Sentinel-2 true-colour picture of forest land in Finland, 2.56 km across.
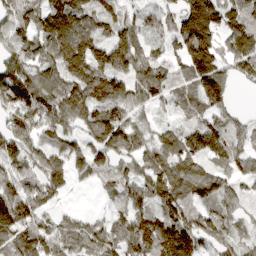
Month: March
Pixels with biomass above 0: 86%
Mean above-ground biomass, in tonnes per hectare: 88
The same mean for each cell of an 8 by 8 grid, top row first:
84 118 104 62 53 86 180 94
88 88 125 139 70 78 151 105
132 80 100 116 105 71 134 41
124 114 91 94 38 37 78 23
99 62 56 123 59 86 125 58
78 103 47 61 75 102 82 68
141 58 12 38 86 97 71 44
94 118 74 71 143 174 82 55
